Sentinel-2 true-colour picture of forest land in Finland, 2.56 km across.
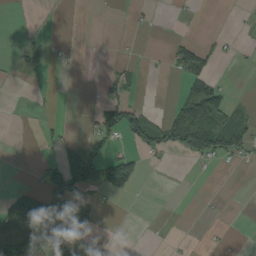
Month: September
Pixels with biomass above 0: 23%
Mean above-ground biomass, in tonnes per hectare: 29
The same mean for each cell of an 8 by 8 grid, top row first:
1 1 0 1 5 2 0 2
9 21 2 0 1 42 30 6
0 4 0 23 6 14 69 0
1 3 2 78 46 42 140 35
0 15 26 30 57 56 99 75
0 66 65 97 20 0 2 1
69 170 62 3 0 0 1 0
104 176 73 0 0 2 2 0
